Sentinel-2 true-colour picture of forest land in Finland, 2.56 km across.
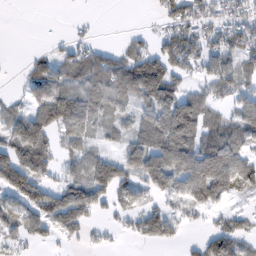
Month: February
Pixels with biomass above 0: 65%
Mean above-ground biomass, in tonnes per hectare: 63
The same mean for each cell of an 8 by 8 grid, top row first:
0 0 5 0 2 68 52 48
0 8 38 22 39 90 72 79
6 84 58 78 141 53 64 74
33 90 77 64 70 146 55 63
109 83 65 27 110 191 99 76
113 46 66 113 111 115 190 82
71 92 101 46 51 34 70 14
37 29 36 11 42 28 48 49
